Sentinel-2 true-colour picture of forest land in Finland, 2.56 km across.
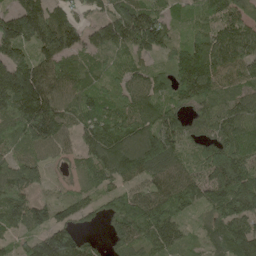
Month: May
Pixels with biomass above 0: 92%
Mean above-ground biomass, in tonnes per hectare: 119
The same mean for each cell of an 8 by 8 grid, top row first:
159 148 58 120 168 72 113 124
135 122 102 131 146 100 190 156
197 141 92 99 106 132 149 89
170 178 109 118 113 115 105 121
95 109 73 153 184 134 138 127
146 43 47 101 108 106 139 186
149 81 66 65 142 98 104 158
58 121 87 74 114 92 71 168
